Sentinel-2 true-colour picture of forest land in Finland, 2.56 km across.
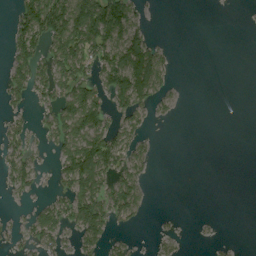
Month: August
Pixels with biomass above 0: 40%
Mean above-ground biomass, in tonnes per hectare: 45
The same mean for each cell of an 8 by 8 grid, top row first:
50 151 138 134 20 0 0 0
65 65 104 96 98 4 0 0
59 62 77 101 145 9 0 0
24 40 140 55 42 10 0 0
48 39 151 116 30 0 0 0
52 12 138 71 29 0 0 0
5 51 104 80 25 1 0 0
23 84 77 41 4 25 7 1
